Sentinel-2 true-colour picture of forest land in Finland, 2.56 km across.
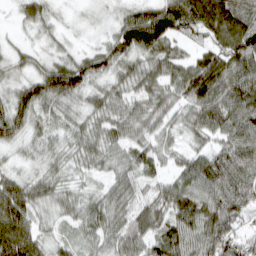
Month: March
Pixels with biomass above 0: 96%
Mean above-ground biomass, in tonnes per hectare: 62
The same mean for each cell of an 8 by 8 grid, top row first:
18 33 8 18 80 115 108 79
19 20 18 61 91 37 54 100
35 98 89 52 63 65 93 86
84 51 47 59 64 54 77 77
48 46 51 57 59 36 43 86
47 44 29 46 54 49 92 85
113 40 53 63 60 79 79 64
138 45 39 57 67 87 83 67
